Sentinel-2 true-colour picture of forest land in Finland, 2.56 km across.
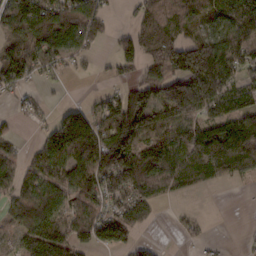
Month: February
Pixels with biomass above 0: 71%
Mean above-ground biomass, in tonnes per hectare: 89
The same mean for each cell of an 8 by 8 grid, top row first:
89 122 113 30 72 75 63 111
88 107 70 24 94 84 138 114
86 25 8 21 73 151 254 77
18 17 95 88 158 175 87 101
31 88 170 166 99 146 181 179
84 112 140 130 156 113 73 61
78 121 85 79 96 7 3 1
43 175 96 100 24 12 17 5
